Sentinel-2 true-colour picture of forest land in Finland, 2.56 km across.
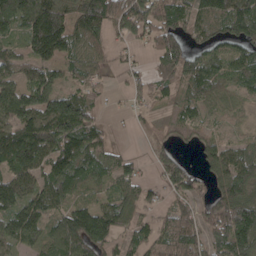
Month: April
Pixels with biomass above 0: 81%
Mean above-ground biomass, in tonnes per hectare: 96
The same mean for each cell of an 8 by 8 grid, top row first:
126 192 130 145 134 108 114 163
51 177 93 46 34 109 82 80
101 102 57 21 43 96 132 90
148 166 141 11 33 34 41 28
193 156 150 45 13 30 51 57
134 126 121 90 42 114 58 130
110 93 85 103 68 87 82 167
97 90 132 72 85 123 91 143
